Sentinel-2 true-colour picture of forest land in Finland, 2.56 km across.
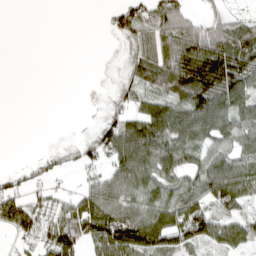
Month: April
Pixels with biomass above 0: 62%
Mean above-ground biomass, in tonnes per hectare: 58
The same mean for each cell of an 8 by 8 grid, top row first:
0 0 0 36 87 110 31 26
0 0 0 1 63 126 146 117
0 0 0 8 88 134 173 106
0 0 1 39 80 93 113 59
0 1 29 90 109 80 52 47
32 38 24 62 77 60 77 55
114 66 74 89 70 71 79 42
37 88 88 137 119 73 63 42
